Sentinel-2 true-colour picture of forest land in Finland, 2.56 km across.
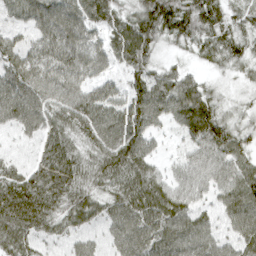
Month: April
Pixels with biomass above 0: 94%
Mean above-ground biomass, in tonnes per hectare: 64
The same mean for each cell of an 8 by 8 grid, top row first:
46 90 93 70 96 96 81 43
57 78 84 69 89 29 57 52
83 82 68 43 73 64 25 26
87 70 87 75 93 79 91 33
22 17 54 86 64 17 79 55
55 61 53 76 75 37 58 70
37 64 76 62 91 75 31 85
79 40 38 47 87 86 67 63
